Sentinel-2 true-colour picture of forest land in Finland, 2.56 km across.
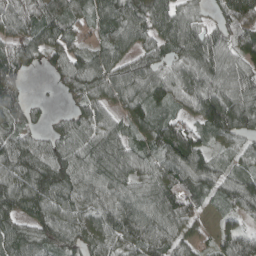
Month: April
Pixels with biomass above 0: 89%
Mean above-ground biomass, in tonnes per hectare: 84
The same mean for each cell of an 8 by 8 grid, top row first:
79 103 67 96 93 79 31 130
76 80 53 80 67 77 104 84
90 16 105 99 94 66 83 82
106 16 60 59 87 48 112 114
96 69 89 93 77 168 60 55
103 127 99 100 70 94 86 70
98 108 84 100 93 120 34 69
100 88 85 83 108 80 28 99
